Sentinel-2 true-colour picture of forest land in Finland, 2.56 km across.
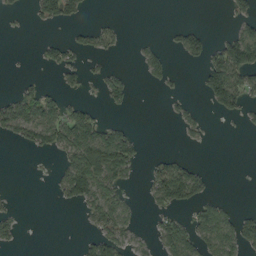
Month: September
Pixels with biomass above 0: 32%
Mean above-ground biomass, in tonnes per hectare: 29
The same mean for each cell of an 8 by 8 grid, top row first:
7 39 21 3 0 0 0 31
0 20 23 19 16 19 40 113
6 4 19 32 12 9 62 65
70 58 35 7 0 12 9 32
20 50 93 97 12 2 5 0
0 4 96 71 10 78 18 0
10 0 25 63 9 38 47 14
20 0 13 54 12 72 55 63
